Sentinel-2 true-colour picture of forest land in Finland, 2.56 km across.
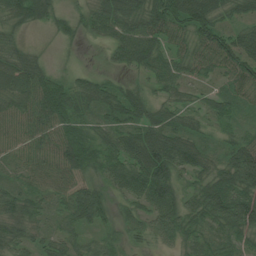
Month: July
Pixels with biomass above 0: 94%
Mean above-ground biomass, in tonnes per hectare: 69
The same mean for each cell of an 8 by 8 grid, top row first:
85 70 41 103 109 114 106 53
54 14 15 52 103 51 97 89
109 79 38 32 33 63 34 83
80 124 62 67 73 56 50 41
70 79 108 59 110 97 40 78
40 78 67 61 93 66 83 128
75 41 111 45 57 76 106 134
56 36 34 43 38 54 52 53
